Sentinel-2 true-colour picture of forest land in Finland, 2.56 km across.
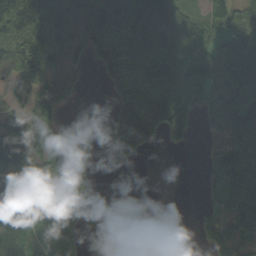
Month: September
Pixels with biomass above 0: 68%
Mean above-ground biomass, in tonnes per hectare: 70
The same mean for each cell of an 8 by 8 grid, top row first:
206 117 111 127 114 82 39 67
111 150 71 132 87 83 34 70
51 114 50 50 47 58 62 87
49 91 2 81 120 120 63 130
128 38 43 91 108 53 39 135
103 38 40 10 0 0 56 149
85 51 52 1 0 0 54 136
62 41 22 47 1 2 44 87
